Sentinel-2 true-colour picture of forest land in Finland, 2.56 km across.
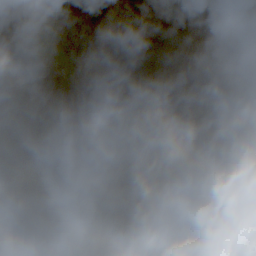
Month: October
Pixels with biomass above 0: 37%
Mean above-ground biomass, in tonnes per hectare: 54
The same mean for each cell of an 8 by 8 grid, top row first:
115 34 0 122 63 0 16 31
75 31 11 249 157 5 91 38
55 48 68 18 5 8 124 52
11 0 25 58 77 28 93 45
0 0 35 33 86 71 74 49
50 28 11 100 40 58 64 66
81 91 14 20 10 65 51 64
59 42 140 80 48 123 18 33
